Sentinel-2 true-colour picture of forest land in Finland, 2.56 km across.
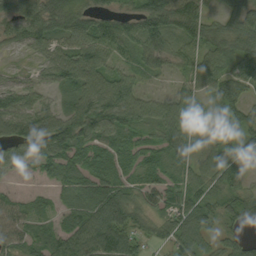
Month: September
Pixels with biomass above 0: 86%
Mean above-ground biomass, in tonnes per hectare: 68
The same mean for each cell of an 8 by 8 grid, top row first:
78 96 78 63 96 112 57 97
34 49 88 88 80 57 77 94
27 41 76 69 27 23 73 103
82 67 107 112 67 58 37 78
75 108 94 73 62 64 66 67
19 42 81 80 59 50 68 56
62 37 81 86 62 79 64 62
65 82 91 72 36 60 41 43
